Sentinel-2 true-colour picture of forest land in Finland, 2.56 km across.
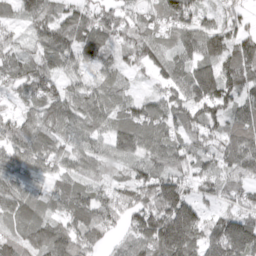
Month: April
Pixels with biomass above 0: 93%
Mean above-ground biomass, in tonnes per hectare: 85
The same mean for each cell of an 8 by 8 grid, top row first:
41 80 86 72 52 96 45 48
48 98 107 76 93 73 90 107
78 80 55 55 16 92 132 116
51 95 100 75 74 88 91 106
99 94 67 81 103 72 54 134
86 56 67 36 79 85 72 77
91 50 103 94 97 171 42 64
66 119 121 41 99 190 123 176
